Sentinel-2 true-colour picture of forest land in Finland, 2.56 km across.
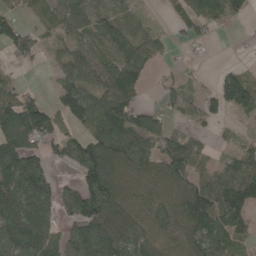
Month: May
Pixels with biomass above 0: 73%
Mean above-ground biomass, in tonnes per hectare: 72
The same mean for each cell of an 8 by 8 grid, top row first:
39 62 71 59 15 28 84 40
72 30 64 57 80 19 11 1
18 8 87 123 53 40 8 86
140 84 104 138 75 65 63 59
83 57 78 141 96 74 21 34
101 60 78 114 72 110 57 97
76 71 98 100 77 90 131 113
89 66 114 120 94 73 108 48
